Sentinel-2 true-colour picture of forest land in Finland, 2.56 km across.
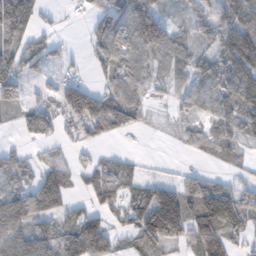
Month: November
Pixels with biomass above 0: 71%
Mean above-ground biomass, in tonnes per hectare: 76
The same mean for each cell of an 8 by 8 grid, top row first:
195 15 15 73 158 22 75 96
102 50 5 94 119 85 55 142
84 24 43 64 72 50 105 119
44 79 127 160 45 24 69 111
16 32 42 17 0 18 72 49
73 110 39 85 33 10 57 12
152 146 40 50 118 156 178 115
107 86 100 50 97 77 145 37
